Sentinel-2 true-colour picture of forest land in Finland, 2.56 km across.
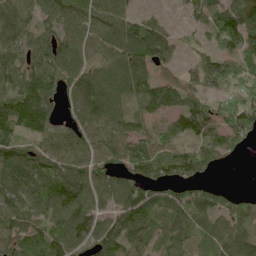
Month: June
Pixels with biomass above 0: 85%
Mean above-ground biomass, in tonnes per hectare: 81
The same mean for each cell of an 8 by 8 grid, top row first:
82 65 101 100 35 6 77 135
73 72 94 105 120 49 40 90
71 97 108 99 83 52 100 66
129 84 73 84 59 75 73 94
90 70 86 84 62 53 89 45
113 77 106 95 74 71 49 0
78 91 120 86 123 93 85 69
84 74 94 114 100 61 75 86
